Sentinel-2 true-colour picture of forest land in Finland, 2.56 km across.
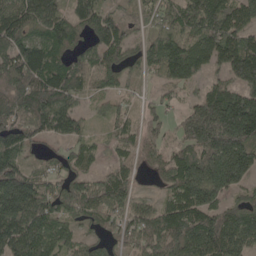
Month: May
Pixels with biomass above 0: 87%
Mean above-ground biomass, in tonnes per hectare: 119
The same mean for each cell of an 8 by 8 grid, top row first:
119 117 93 73 66 112 175 58
128 112 61 117 72 156 157 181
139 144 116 86 35 100 54 162
121 142 57 52 45 51 219 278
132 44 70 53 82 63 218 239
171 66 92 92 26 160 232 181
192 110 144 123 92 136 146 86
143 128 76 58 159 178 168 165
